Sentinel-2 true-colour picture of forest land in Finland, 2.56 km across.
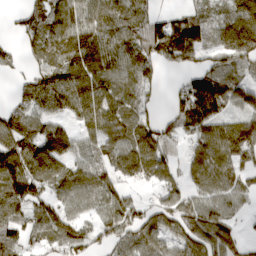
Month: March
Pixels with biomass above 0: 80%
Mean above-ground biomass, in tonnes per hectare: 90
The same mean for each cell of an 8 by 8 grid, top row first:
25 87 99 106 86 51 59 102
37 101 122 110 102 164 83 107
30 95 111 99 85 18 133 67
76 78 84 107 65 81 155 84
111 111 63 91 127 80 124 164
145 88 85 71 86 64 112 84
88 88 61 98 67 110 89 44
61 75 105 87 104 85 133 63
